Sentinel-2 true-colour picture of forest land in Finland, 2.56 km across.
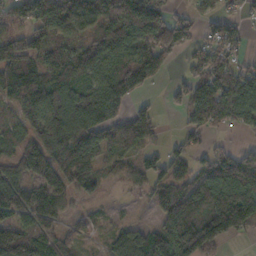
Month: November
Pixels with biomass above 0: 78%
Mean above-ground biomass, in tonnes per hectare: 99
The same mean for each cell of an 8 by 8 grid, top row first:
75 126 132 110 133 59 43 37
119 63 71 106 111 107 68 35
105 106 118 105 82 24 163 143
73 160 180 94 81 20 191 121
74 145 162 122 112 34 33 19
97 136 150 46 86 84 132 230
90 84 24 9 12 158 150 229
159 79 42 45 100 172 165 18
